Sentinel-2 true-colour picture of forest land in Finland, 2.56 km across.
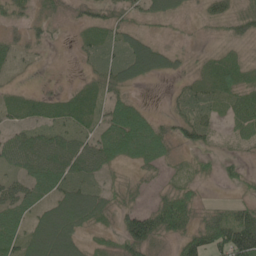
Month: May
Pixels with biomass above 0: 69%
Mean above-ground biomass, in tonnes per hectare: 39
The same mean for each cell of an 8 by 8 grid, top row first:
25 21 17 25 23 19 21 35
33 13 18 35 63 15 7 12
8 3 12 39 34 13 35 52
27 35 58 49 37 20 25 57
59 69 54 80 105 36 19 18
37 80 46 13 17 14 14 22
63 48 83 32 38 78 18 34
66 92 42 20 86 33 68 122
